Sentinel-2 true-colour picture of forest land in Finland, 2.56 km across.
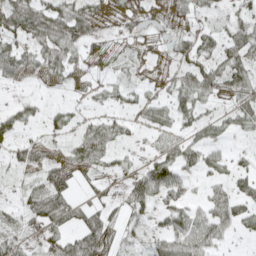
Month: May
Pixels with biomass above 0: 73%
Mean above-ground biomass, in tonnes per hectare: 43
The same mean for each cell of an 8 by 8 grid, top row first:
91 79 65 22 23 33 16 34
65 74 49 11 10 35 43 79
37 26 21 27 22 40 71 72
54 27 17 27 34 57 29 56
41 29 58 42 17 56 55 13
20 54 35 23 74 75 32 40
24 77 42 32 44 60 53 63
37 29 45 40 21 70 67 14
